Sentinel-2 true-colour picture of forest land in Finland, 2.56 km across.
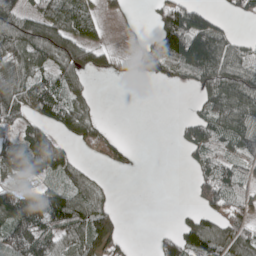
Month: May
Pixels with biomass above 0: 61%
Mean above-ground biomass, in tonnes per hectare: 72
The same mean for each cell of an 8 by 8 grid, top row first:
114 125 97 19 5 146 72 29
94 122 112 23 55 150 177 45
93 83 59 8 33 37 115 134
123 97 88 0 0 1 79 124
72 135 50 66 0 13 82 92
71 63 58 6 1 0 59 56
170 169 120 47 0 7 63 72
135 81 77 70 0 80 142 103
